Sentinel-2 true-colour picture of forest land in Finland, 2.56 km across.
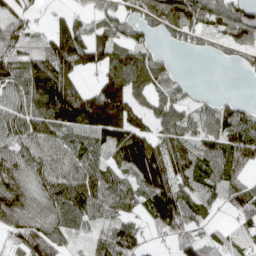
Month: April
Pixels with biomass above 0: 79%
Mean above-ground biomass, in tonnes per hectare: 94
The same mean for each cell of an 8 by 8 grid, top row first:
59 29 39 75 84 148 103 114
74 94 144 119 82 28 31 77
111 168 64 149 123 61 0 3
92 136 174 207 63 84 61 79
91 93 89 110 146 103 86 120
112 110 116 97 159 124 101 82
120 98 129 82 95 158 58 78
66 103 26 118 57 66 60 82
